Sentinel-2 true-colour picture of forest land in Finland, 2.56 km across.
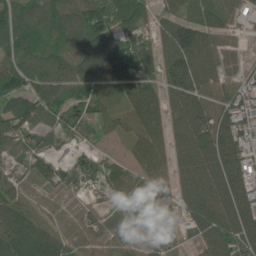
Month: June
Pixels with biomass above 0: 90%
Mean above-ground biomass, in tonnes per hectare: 97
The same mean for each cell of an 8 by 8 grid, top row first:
132 140 135 112 76 84 74 53
111 104 108 178 79 143 105 49
128 136 115 126 94 143 104 70
132 103 68 72 116 102 120 94
49 52 52 22 108 92 148 121
41 33 65 66 89 88 119 159
160 67 46 52 58 52 128 165
138 124 76 80 83 47 93 141
